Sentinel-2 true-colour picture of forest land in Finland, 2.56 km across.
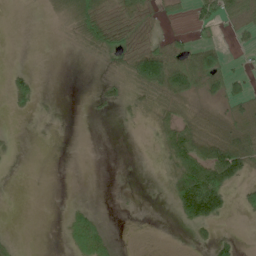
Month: June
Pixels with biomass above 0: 39%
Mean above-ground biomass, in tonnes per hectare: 23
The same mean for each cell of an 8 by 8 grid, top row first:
0 4 49 36 50 8 45 36
0 0 15 51 56 38 50 9
18 0 0 26 85 87 64 30
8 2 0 7 15 28 11 24
4 1 0 0 1 66 54 64
0 0 0 0 0 48 99 46
0 0 11 0 1 35 102 17
4 0 40 14 0 0 14 12
